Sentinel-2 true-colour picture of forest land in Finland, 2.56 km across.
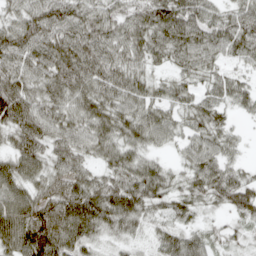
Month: April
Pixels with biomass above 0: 92%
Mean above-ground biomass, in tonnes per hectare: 56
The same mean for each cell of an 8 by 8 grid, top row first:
46 79 68 55 64 79 51 52
77 74 85 60 62 63 56 55
72 67 78 67 42 33 34 31
88 62 57 61 50 34 50 21
51 55 53 60 47 25 49 18
73 49 57 55 75 27 68 40
87 66 105 90 55 42 23 64
87 100 67 24 16 55 38 26
